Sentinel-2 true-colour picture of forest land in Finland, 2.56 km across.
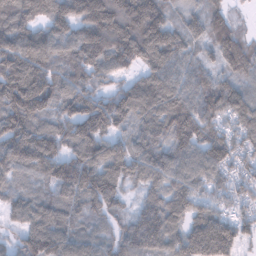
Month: February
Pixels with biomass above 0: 94%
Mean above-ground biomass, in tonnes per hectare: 115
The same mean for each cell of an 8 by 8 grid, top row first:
130 126 134 179 192 61 109 22
163 130 149 179 170 110 75 113
185 140 126 74 104 105 90 79
169 98 147 154 119 159 123 114
123 88 131 101 115 122 126 79
82 77 170 129 103 113 96 72
81 106 102 77 83 103 69 57
51 160 104 79 143 100 192 82
